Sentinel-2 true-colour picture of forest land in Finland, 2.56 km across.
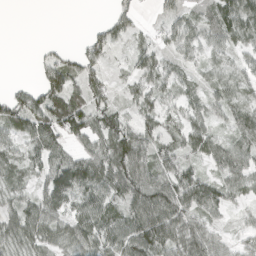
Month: April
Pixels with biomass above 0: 79%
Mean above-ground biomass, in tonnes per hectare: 52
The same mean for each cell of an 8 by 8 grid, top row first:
0 0 0 28 7 42 30 94
0 15 22 47 35 42 36 38
5 69 65 25 50 40 26 40
86 101 93 66 47 38 41 51
37 80 44 90 63 46 63 47
43 70 111 105 71 77 44 60
48 68 54 55 112 104 66 21
67 53 56 67 94 83 60 26
